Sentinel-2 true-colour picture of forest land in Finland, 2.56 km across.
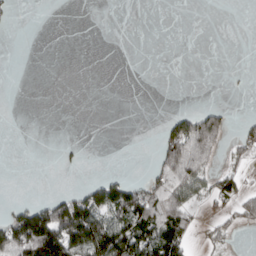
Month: March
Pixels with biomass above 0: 25%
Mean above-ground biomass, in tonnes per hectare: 32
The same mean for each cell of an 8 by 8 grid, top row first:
7 0 0 0 0 0 0 0
0 0 0 0 0 0 0 0
0 0 0 0 0 0 0 0
0 0 0 0 0 20 57 2
0 0 5 0 0 124 114 36
0 0 1 22 16 137 53 33
30 70 119 129 112 98 16 45
129 144 123 143 108 105 19 6
